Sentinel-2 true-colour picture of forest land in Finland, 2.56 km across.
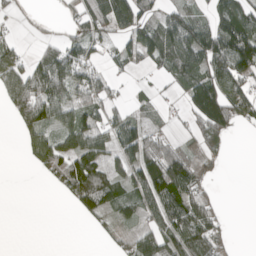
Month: April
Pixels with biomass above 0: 58%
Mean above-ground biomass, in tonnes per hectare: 62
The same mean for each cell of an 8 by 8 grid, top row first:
13 3 50 117 59 63 44 99
38 39 78 25 101 162 133 168
88 136 94 32 7 54 115 103
70 73 91 52 27 15 155 91
12 76 76 61 103 49 66 0
0 46 116 40 108 150 37 0
0 0 45 50 62 118 78 0
0 0 0 25 63 88 94 2
